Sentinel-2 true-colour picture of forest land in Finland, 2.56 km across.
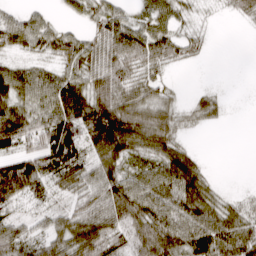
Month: March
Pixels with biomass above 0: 78%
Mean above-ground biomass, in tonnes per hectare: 58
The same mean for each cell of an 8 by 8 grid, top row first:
32 18 29 55 34 50 8 22
45 50 74 88 88 58 16 0
78 62 70 83 55 6 1 0
78 73 106 132 80 40 37 0
67 89 85 125 77 50 0 0
131 79 66 66 57 95 30 0
39 41 51 80 82 76 70 35
68 59 91 79 96 88 85 77
